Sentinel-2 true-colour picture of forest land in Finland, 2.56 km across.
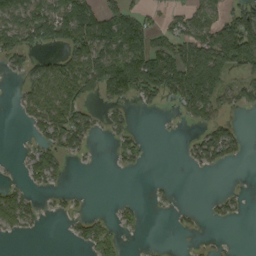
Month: September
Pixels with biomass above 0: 46%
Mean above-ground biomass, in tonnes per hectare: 52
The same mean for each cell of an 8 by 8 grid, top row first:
87 97 109 86 52 46 70 106
75 36 112 94 101 103 130 178
16 100 114 163 133 144 132 54
14 94 66 26 13 22 95 26
2 53 50 22 24 2 102 40
5 66 0 1 3 1 5 0
88 10 9 9 11 13 9 15
7 0 35 48 2 1 4 0
